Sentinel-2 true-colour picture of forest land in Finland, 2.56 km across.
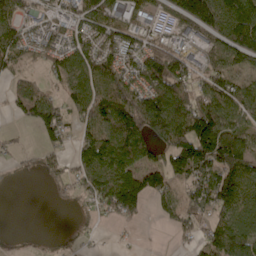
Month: April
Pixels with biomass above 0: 68%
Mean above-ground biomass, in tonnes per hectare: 86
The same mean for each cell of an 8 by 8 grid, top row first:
84 47 90 99 62 84 168 167
131 79 83 95 103 63 59 135
69 37 89 115 113 128 89 62
41 103 87 159 165 138 156 98
16 41 83 133 99 148 204 121
9 54 75 123 124 83 134 139
0 8 23 99 56 85 100 103
4 4 8 3 1 21 72 109
